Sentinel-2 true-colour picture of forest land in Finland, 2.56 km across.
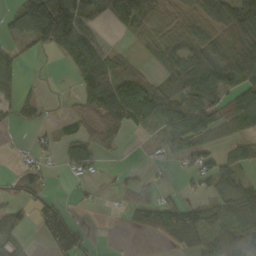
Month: October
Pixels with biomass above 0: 59%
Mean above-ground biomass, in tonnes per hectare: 48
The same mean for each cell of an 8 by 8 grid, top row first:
45 178 97 35 58 31 54 99
33 62 77 19 17 63 90 78
36 3 51 94 53 71 94 53
38 11 46 111 98 76 63 81
2 18 60 27 6 62 37 33
39 25 20 8 15 12 60 51
35 56 8 4 44 12 31 74
37 56 58 1 8 36 47 85
